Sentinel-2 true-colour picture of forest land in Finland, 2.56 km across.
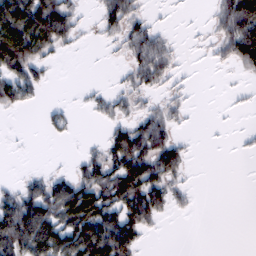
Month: February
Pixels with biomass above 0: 48%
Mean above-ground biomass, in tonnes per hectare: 49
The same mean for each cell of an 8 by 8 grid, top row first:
152 144 23 66 29 4 12 147
151 71 9 11 73 18 13 97
85 18 1 5 51 20 1 7
21 15 5 35 33 28 0 6
1 3 5 64 93 50 1 5
5 34 51 91 128 43 0 0
107 103 141 88 122 22 0 0
148 146 133 156 32 0 0 0
